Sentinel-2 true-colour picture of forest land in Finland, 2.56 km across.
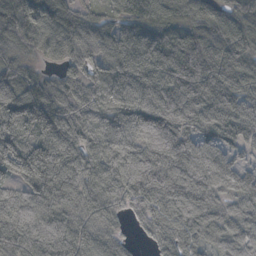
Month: October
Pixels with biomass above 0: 95%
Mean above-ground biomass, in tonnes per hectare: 84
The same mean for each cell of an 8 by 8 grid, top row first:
116 104 80 70 116 88 86 69
61 56 68 84 113 126 107 80
70 56 60 97 98 128 124 90
130 127 66 69 100 116 111 92
99 101 71 79 71 95 68 54
78 112 89 87 114 95 87 81
83 92 57 46 52 65 60 53
91 110 69 45 15 57 54 66
